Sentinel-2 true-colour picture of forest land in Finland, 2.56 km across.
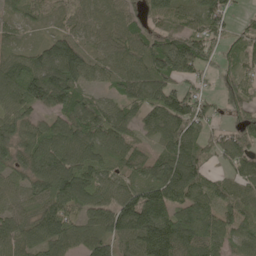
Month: May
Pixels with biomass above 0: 89%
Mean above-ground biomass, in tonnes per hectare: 86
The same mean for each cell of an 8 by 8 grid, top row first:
36 52 63 72 60 60 97 18
49 94 113 70 93 108 69 62
107 152 94 72 112 91 22 63
90 72 108 75 69 120 51 57
93 122 118 88 37 106 61 72
56 134 127 70 70 136 53 69
56 92 86 100 145 108 100 78
91 94 95 91 136 150 109 61
